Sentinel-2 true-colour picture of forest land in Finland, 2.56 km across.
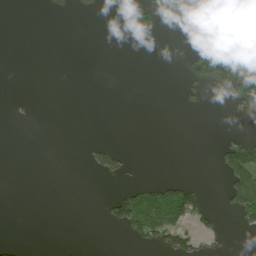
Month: June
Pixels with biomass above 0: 15%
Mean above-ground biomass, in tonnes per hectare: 20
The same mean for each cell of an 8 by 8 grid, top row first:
0 7 8 4 45 59 111 61
0 0 0 0 0 0 99 20
0 0 0 0 0 1 54 71
1 0 0 0 0 1 3 12
0 0 1 15 0 0 0 56
0 0 0 28 1 7 0 105
0 0 0 49 119 124 29 75
4 0 0 0 47 57 14 1
